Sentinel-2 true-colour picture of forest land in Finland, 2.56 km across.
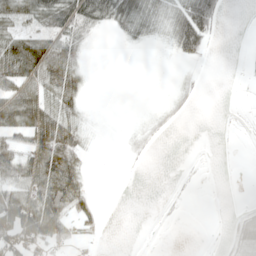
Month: May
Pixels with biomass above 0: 41%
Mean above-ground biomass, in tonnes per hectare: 26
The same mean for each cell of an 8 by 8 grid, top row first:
50 62 73 47 37 31 64 0
70 60 29 0 6 22 14 2
72 63 28 0 0 3 1 1
90 68 26 0 2 7 0 1
45 90 33 0 7 0 0 0
59 83 42 0 0 2 1 0
83 83 48 0 0 4 0 8
63 55 15 0 0 0 1 26
